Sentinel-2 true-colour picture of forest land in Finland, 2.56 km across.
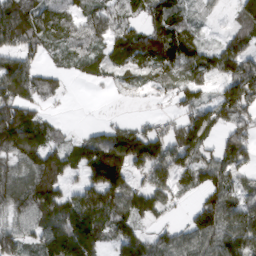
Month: March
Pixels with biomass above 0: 77%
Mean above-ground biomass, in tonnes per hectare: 87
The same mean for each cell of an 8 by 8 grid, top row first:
138 73 60 72 75 76 14 58
88 52 53 77 101 113 49 80
148 52 25 34 43 61 56 119
155 28 0 4 6 41 88 119
156 106 63 123 145 113 65 113
95 121 50 134 65 107 97 67
102 132 131 156 116 27 120 111
107 111 163 80 95 93 118 124
